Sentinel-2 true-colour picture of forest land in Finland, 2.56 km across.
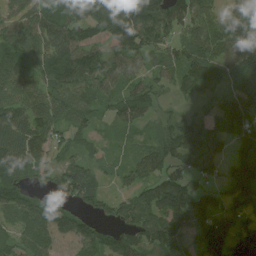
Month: August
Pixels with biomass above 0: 87%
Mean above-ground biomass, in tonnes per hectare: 96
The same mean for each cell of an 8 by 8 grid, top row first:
70 106 112 160 172 144 91 71
87 105 113 96 136 88 111 134
104 101 124 95 70 69 82 96
111 109 92 56 68 20 48 148
128 90 44 20 43 89 98 112
88 60 120 33 79 84 71 150
77 75 67 66 124 146 145 113
72 89 93 90 106 110 169 133
